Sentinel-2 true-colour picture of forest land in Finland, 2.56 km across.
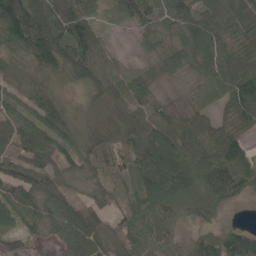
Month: May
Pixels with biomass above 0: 93%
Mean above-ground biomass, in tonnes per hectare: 71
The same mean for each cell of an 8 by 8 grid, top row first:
148 101 96 24 65 90 81 120
63 127 88 26 30 69 97 65
43 46 58 72 56 25 61 123
66 76 29 66 51 35 42 100
77 72 42 47 100 95 100 71
74 76 28 42 99 148 122 106
76 74 65 47 96 82 67 15
41 26 98 66 80 39 60 87
